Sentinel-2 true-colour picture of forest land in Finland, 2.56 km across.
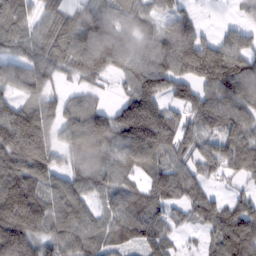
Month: February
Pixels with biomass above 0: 84%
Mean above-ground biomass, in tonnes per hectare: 101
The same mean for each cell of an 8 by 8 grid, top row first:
96 70 78 79 78 105 4 23
73 108 104 114 82 177 144 122
43 59 43 30 132 111 138 143
110 96 108 83 201 55 114 104
162 124 107 104 160 97 92 117
146 99 73 81 58 99 63 66
258 116 91 72 105 56 97 81
236 98 108 83 98 45 52 172
